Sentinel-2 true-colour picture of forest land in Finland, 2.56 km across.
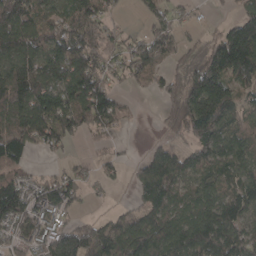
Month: April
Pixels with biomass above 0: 76%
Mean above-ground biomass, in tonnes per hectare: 100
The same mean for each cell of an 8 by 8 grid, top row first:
164 90 125 44 47 47 9 76
136 134 170 54 98 91 83 232
119 103 165 57 38 64 229 106
120 157 141 134 3 113 223 81
135 98 23 30 6 44 163 102
65 40 56 34 76 118 102 92
152 110 34 16 79 84 111 112
77 102 158 127 144 141 173 135
